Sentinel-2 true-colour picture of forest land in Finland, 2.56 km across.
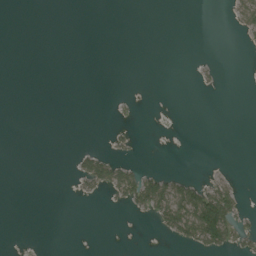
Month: August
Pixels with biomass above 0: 11%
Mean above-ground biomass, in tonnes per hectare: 8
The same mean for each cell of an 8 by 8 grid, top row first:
0 0 0 0 0 0 0 24
0 0 0 0 0 0 0 2
0 0 0 0 0 0 5 0
0 0 0 3 1 0 0 0
0 0 2 7 0 0 0 0
0 0 27 50 34 17 9 2
0 0 0 4 32 66 106 26
0 0 0 0 0 20 61 21
